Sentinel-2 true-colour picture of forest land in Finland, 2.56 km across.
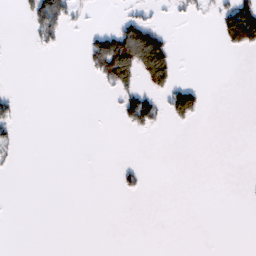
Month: February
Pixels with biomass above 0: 13%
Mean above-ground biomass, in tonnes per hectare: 17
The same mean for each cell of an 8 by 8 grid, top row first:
5 121 12 4 27 9 9 107
0 14 9 120 165 19 0 41
0 0 1 67 52 35 1 0
25 0 0 3 94 67 8 0
19 0 0 0 0 0 0 0
2 0 0 3 17 0 0 0
0 0 0 0 0 0 0 0
0 0 0 0 0 0 0 0
